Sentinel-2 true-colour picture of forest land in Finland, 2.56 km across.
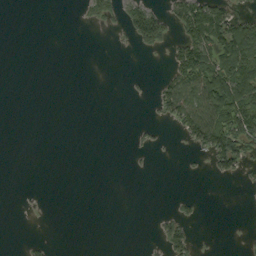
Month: September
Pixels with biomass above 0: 21%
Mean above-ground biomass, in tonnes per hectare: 24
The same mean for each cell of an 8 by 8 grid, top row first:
0 0 7 37 96 47 102 39
0 0 0 1 30 36 87 128
0 0 0 0 3 62 131 123
0 0 0 0 1 67 109 110
0 0 0 0 12 3 88 76
0 0 0 0 2 0 11 21
0 0 0 0 0 14 0 0
0 10 0 0 2 54 2 1
